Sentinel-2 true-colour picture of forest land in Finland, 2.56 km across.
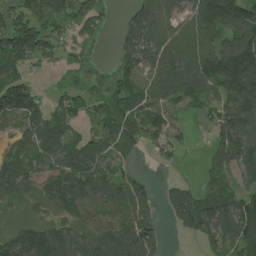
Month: July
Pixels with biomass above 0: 78%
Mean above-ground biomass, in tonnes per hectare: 91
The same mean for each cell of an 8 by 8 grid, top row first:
95 118 85 8 101 65 181 137
159 81 34 20 122 111 121 169
92 10 21 54 76 141 151 213
150 83 67 113 100 43 55 136
63 118 90 82 58 57 25 126
131 99 131 92 24 8 50 68
47 66 93 92 88 96 116 128
120 146 89 119 101 6 60 118
